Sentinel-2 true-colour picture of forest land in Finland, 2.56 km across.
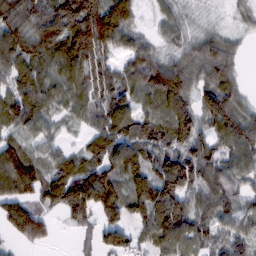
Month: February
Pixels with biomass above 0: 88%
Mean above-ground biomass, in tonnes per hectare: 84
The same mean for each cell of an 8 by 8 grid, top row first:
94 126 156 121 16 49 10 20
117 106 142 67 67 54 88 32
82 83 88 81 97 128 92 44
101 70 51 114 75 121 109 92
72 54 30 107 105 91 83 110
179 74 117 79 95 149 91 68
100 52 119 111 113 130 81 55
42 33 22 39 54 116 69 70
